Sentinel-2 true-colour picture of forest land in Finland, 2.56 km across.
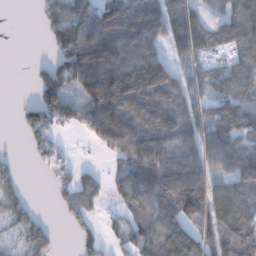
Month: December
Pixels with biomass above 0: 71%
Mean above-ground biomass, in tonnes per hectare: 93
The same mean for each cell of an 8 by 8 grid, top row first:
0 115 154 156 173 123 54 129
0 34 195 179 123 81 82 46
0 113 144 198 208 82 69 94
20 134 84 198 129 98 75 136
3 54 4 100 121 96 103 90
29 18 60 55 173 149 92 134
48 5 66 20 110 143 124 132
21 40 41 28 101 156 88 145
